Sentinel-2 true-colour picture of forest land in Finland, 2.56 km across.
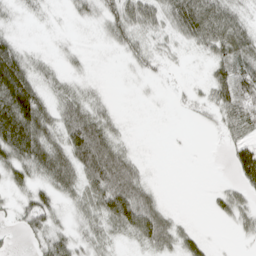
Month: April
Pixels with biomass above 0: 70%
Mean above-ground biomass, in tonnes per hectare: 41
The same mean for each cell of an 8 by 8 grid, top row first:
12 7 19 49 65 78 84 31
44 5 9 16 32 20 47 46
125 28 16 1 10 4 34 70
123 53 68 20 1 5 21 74
98 79 103 66 1 0 0 52
43 64 73 124 30 0 0 59
28 63 32 95 97 7 10 44
5 54 32 28 59 51 19 9
